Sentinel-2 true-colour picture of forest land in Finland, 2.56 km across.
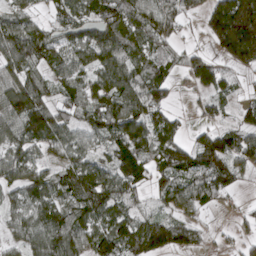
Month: April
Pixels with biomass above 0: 78%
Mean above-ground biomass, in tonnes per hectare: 80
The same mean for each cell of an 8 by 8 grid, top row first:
61 32 70 90 83 64 90 231
106 90 86 115 80 38 33 181
95 68 65 111 98 38 73 23
117 96 62 104 116 28 39 42
83 70 60 73 96 85 93 78
70 60 115 86 66 107 106 54
58 106 101 107 37 66 41 13
43 115 89 124 129 86 16 33
